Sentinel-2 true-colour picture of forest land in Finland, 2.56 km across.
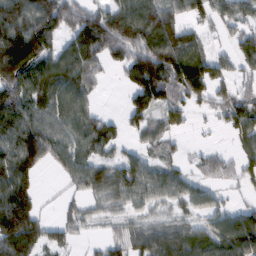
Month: February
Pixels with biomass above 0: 76%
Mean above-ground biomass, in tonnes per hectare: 72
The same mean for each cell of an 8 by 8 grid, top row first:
116 127 88 84 111 70 53 57
145 85 106 75 92 107 50 51
98 101 86 7 116 124 114 44
95 80 76 10 69 48 29 93
101 95 77 57 34 20 11 50
103 6 68 82 84 57 45 54
136 6 38 40 40 34 55 42
141 55 18 35 97 106 98 129
